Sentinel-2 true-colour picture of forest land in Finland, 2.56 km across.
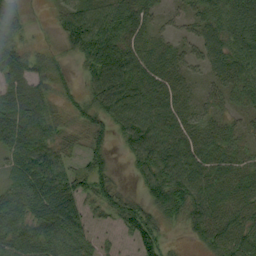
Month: September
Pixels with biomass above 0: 84%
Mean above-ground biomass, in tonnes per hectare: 56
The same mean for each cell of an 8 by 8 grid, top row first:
48 7 79 68 50 21 54 78
56 9 57 92 58 31 55 65
54 35 21 92 69 41 28 59
90 54 34 69 76 57 30 22
94 73 25 32 79 66 58 30
53 104 46 37 44 73 65 49
91 101 52 47 46 56 71 62
90 93 60 9 68 5 55 70
